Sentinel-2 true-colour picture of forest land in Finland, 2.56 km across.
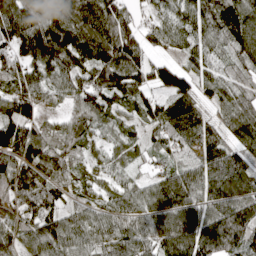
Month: April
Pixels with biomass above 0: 92%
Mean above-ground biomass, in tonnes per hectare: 99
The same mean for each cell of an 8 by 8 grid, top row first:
150 140 130 117 41 83 100 127
110 157 126 148 87 59 83 94
109 83 97 117 88 97 73 63
117 47 92 79 66 104 50 107
168 114 96 54 59 85 93 82
110 90 67 59 43 118 107 108
93 86 73 89 101 142 101 106
99 127 105 115 99 147 130 98
